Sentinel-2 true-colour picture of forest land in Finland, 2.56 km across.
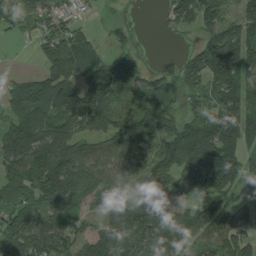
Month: August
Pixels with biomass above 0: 82%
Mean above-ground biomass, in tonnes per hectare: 100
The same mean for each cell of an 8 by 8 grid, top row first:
61 67 31 18 0 66 124 79
3 75 104 60 18 5 165 167
62 109 96 102 63 77 125 112
93 125 161 79 76 65 77 110
194 126 100 107 115 138 228 114
112 146 131 59 82 145 178 104
98 89 48 95 171 123 90 62
148 130 99 143 122 115 93 107
